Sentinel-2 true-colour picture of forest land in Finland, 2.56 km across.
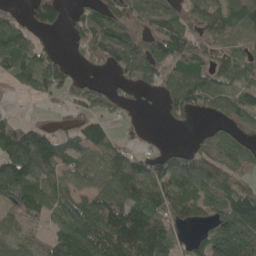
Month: May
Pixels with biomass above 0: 74%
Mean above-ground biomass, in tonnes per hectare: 81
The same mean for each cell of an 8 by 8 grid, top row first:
36 73 42 97 66 72 99 118
128 28 40 138 109 122 66 71
57 105 29 23 75 124 94 77
12 12 39 34 10 57 51 94
150 129 82 71 12 9 78 68
154 77 70 94 114 114 111 72
78 70 94 118 110 94 64 129
66 64 145 142 147 54 76 133
